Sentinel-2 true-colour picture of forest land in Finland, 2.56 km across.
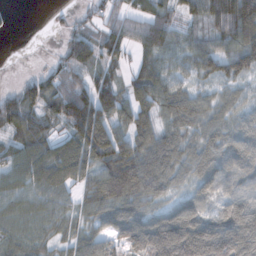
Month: November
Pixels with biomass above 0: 85%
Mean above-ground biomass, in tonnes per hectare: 69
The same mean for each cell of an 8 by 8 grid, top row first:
4 7 31 58 74 55 75 106
0 3 122 96 63 52 53 78
6 72 82 65 68 47 46 51
117 71 187 89 77 88 54 44
67 61 120 129 92 77 51 62
49 74 59 131 113 53 59 63
28 30 41 87 59 60 58 94
46 39 40 49 113 156 123 119
